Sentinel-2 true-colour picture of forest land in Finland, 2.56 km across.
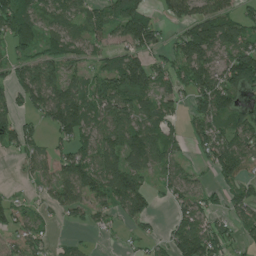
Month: June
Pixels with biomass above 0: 70%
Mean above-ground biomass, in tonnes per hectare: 76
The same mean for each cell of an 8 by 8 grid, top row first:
114 65 67 94 94 67 111 71
59 60 54 54 93 70 144 116
68 115 58 111 137 66 120 128
57 97 135 100 80 39 122 73
67 40 76 94 124 66 89 88
9 52 125 120 84 60 25 91
52 34 51 62 76 48 51 55
43 33 13 3 38 80 125 45
